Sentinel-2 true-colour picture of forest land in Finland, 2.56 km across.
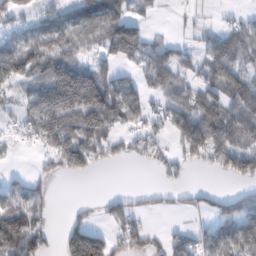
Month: February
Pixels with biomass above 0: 63%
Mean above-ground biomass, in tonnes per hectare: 76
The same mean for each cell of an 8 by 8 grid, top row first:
55 65 90 131 37 9 11 27
107 108 74 95 100 47 62 96
91 166 168 95 75 80 69 77
35 141 140 140 72 122 130 102
21 72 127 67 65 52 180 90
24 37 45 0 1 33 10 88
77 33 19 56 30 24 51 111
94 56 179 75 80 64 77 123
